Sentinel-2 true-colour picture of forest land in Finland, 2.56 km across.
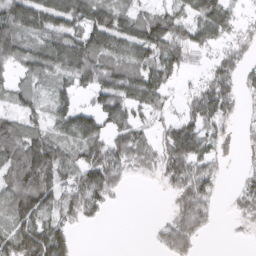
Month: March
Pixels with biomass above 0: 72%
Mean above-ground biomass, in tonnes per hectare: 68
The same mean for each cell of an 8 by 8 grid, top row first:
105 101 96 100 59 68 108 39
96 85 104 94 107 84 48 55
41 50 74 95 107 37 66 63
48 49 74 95 55 32 100 34
123 108 83 87 65 116 63 27
114 129 78 84 18 78 66 22
97 82 69 15 0 41 60 38
101 134 8 0 1 79 7 4
